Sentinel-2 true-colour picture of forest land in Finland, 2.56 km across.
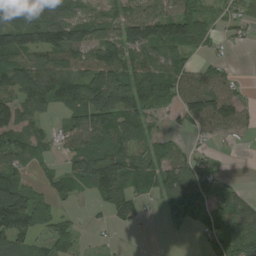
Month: August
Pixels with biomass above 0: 72%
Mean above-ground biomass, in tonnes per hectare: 68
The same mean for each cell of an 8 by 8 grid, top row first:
95 83 57 52 88 94 38 33
133 133 107 96 105 97 27 6
107 91 81 124 102 75 68 19
98 41 86 130 87 36 104 67
83 37 54 85 67 26 17 6
63 34 81 148 94 97 71 4
168 42 8 62 23 58 59 74
86 54 27 6 1 4 50 118
